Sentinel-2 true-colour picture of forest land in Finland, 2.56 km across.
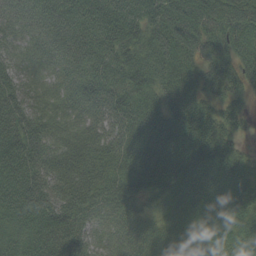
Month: September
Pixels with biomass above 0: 98%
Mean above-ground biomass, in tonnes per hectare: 73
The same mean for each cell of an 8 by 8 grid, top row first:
48 61 87 104 102 86 88 90
42 49 67 83 81 101 73 80
62 30 60 78 83 76 67 67
91 48 44 86 81 96 84 47
102 71 55 60 64 92 135 40
103 83 67 61 68 100 83 77
94 105 69 52 42 58 57 80
65 90 77 43 54 41 45 69
